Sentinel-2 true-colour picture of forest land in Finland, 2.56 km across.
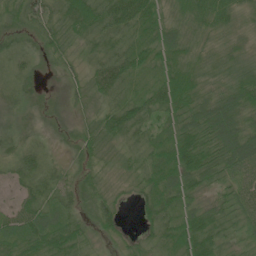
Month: June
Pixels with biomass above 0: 93%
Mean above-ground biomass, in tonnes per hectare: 40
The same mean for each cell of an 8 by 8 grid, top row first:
38 42 67 57 58 36 64 41
25 36 23 34 47 52 29 32
31 8 30 65 30 72 33 44
22 23 17 44 44 53 64 61
24 15 33 24 31 72 58 77
32 34 21 12 34 62 50 46
34 39 25 32 33 46 44 41
49 67 38 15 24 55 59 22
